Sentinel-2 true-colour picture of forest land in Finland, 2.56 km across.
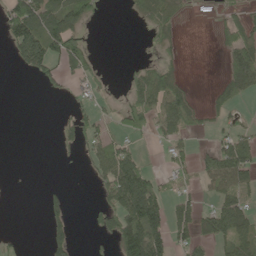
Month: May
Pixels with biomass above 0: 40%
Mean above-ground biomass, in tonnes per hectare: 37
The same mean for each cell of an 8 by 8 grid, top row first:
108 82 60 1 24 30 2 33
69 99 39 0 6 13 0 69
0 27 29 6 49 36 2 82
0 0 30 17 59 70 26 18
0 0 33 52 10 35 14 66
0 0 3 88 72 27 48 65
0 18 0 59 163 49 29 64
10 32 4 33 160 52 37 60
